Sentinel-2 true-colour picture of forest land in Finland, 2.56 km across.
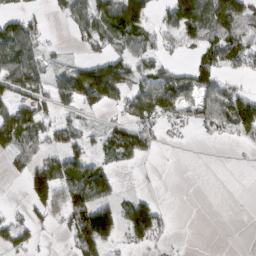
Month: March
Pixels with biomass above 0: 51%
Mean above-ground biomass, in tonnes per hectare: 56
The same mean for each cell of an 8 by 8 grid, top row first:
50 21 71 132 103 94 109 99
104 22 19 38 55 24 56 66
92 59 120 158 64 74 65 21
102 38 33 29 88 76 73 125
77 52 43 72 56 7 8 19
13 115 117 48 2 0 0 0
10 71 110 83 85 2 0 0
61 4 108 68 73 4 0 0
